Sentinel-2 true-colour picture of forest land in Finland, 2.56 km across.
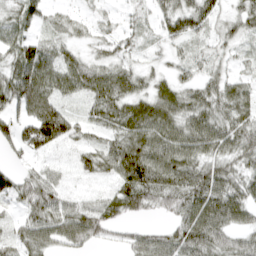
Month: April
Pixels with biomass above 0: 84%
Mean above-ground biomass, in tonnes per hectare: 53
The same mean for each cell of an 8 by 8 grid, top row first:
55 36 16 17 20 70 52 50
58 41 25 36 19 24 25 23
94 68 67 68 36 36 38 31
61 87 24 68 66 67 62 59
80 94 33 54 85 76 67 64
47 45 25 49 93 73 72 56
33 75 54 48 46 48 83 68
47 57 59 23 48 63 81 47
